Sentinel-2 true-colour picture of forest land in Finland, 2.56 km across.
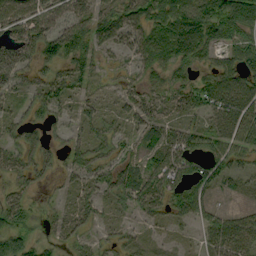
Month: September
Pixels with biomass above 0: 78%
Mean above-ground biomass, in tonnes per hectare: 49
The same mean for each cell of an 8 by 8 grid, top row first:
74 67 57 58 63 85 92 85
102 79 63 38 63 83 55 62
65 54 47 10 32 38 45 72
27 44 30 23 47 30 53 77
46 36 36 53 44 76 53 59
34 29 41 57 56 65 69 36
46 10 39 25 42 44 38 19
55 21 29 27 19 11 37 64
